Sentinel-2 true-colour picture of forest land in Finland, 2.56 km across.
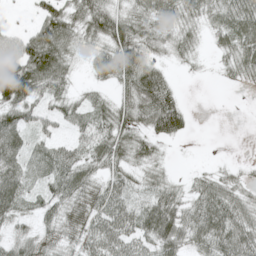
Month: May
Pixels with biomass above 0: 79%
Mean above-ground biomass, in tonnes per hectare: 42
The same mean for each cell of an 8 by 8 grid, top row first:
3 61 56 60 46 43 40 65
54 89 29 58 50 32 12 53
103 74 11 45 79 14 3 22
58 28 40 54 57 70 0 0
50 31 36 65 37 12 0 0
56 39 54 41 30 9 25 17
44 32 44 58 48 52 66 51
34 26 39 60 47 59 64 65
